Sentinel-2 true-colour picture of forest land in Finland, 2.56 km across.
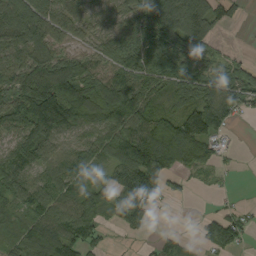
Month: September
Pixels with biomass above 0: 77%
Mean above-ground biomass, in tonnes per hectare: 80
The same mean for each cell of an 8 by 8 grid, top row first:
103 33 50 59 108 153 124 19
101 87 40 87 130 131 71 4
114 110 157 101 114 58 84 89
131 230 131 130 111 83 128 56
88 99 64 107 146 106 81 4
98 80 72 25 95 32 28 4
60 89 101 98 89 1 4 20
49 109 65 11 13 29 54 50
